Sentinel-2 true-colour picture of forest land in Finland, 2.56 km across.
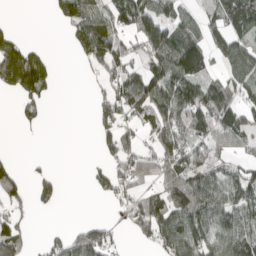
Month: April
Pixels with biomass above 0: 56%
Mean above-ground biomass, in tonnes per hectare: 63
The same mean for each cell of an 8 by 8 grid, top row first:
1 13 100 70 122 65 39 98
84 11 65 94 83 124 77 66
135 65 4 69 83 129 80 72
18 10 0 81 62 106 122 79
1 1 0 72 44 109 80 45
42 25 0 72 59 101 86 57
36 19 0 19 82 103 111 94
69 23 70 42 31 128 101 111
